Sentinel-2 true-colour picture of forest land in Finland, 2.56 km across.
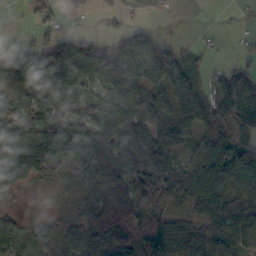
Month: October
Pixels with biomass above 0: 77%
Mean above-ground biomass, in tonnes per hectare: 73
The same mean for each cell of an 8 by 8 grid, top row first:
4 44 11 18 35 8 1 10
28 91 82 35 78 39 14 14
94 136 93 83 97 49 27 71
50 82 80 87 69 61 78 119
113 128 104 88 89 54 80 69
94 58 69 113 135 97 131 131
15 5 52 120 91 84 97 100
72 61 96 129 123 124 105 77
